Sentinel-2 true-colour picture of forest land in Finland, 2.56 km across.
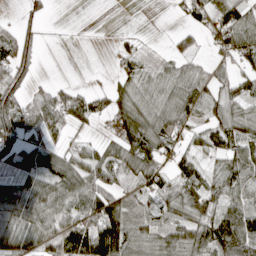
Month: April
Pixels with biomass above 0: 71%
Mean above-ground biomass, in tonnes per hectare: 57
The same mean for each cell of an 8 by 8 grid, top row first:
11 10 0 0 0 12 60 74
65 2 1 14 14 32 26 88
60 11 4 21 52 72 55 47
93 83 74 58 68 82 56 53
62 36 31 45 88 56 58 66
56 71 76 85 76 59 57 81
66 85 92 107 48 68 77 64
58 79 129 125 58 59 91 112
